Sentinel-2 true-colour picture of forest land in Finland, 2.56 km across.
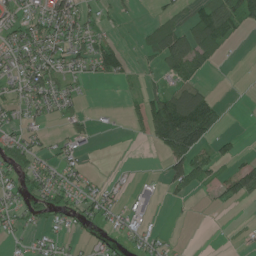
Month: June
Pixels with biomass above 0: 44%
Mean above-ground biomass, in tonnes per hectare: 29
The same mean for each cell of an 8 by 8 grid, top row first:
28 54 41 10 2 19 60 60
39 42 36 47 17 87 58 2
26 58 20 21 16 38 14 0
24 28 17 2 51 136 99 0
40 15 14 0 8 110 45 15
31 32 21 5 2 55 40 63
24 31 30 25 11 2 5 5
9 18 8 18 22 4 0 3
